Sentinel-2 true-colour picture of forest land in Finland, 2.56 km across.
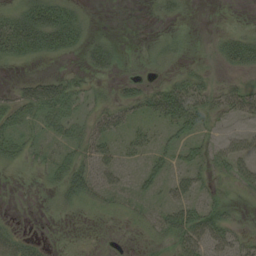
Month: August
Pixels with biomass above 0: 51%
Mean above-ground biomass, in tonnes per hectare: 22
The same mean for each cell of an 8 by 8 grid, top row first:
31 60 21 0 1 9 0 1
43 40 22 18 3 11 3 42
8 35 18 10 11 22 14 13
42 44 22 26 19 51 37 39
36 16 35 25 21 27 21 24
2 20 52 30 22 26 19 31
0 5 16 10 11 46 30 6
20 3 0 0 5 33 47 26
